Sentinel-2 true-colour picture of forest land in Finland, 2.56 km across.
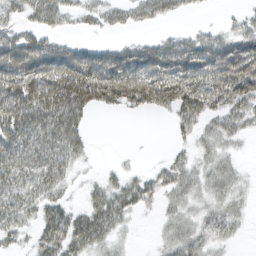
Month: March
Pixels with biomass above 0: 70%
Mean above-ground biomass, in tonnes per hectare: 44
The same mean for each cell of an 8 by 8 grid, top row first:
31 55 23 28 34 22 3 17
88 63 37 34 45 60 61 64
96 97 105 98 95 83 77 91
87 95 67 21 28 50 50 44
69 69 42 0 0 13 25 13
56 62 11 17 21 35 33 18
46 46 22 61 22 26 27 20
21 53 60 35 0 38 30 9
